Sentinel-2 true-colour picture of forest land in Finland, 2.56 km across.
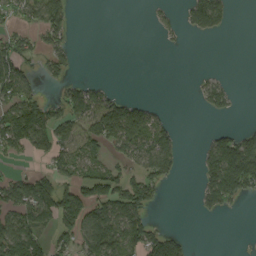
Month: September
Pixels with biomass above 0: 43%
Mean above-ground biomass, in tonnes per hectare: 54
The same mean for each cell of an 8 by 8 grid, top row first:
47 110 1 0 2 15 112 0
76 56 4 0 0 6 0 0
112 26 23 4 0 0 18 0
107 75 88 118 71 1 27 4
88 94 84 81 91 55 42 121
48 73 73 73 71 31 73 174
106 115 129 105 70 0 35 10
109 46 81 117 103 55 0 0
